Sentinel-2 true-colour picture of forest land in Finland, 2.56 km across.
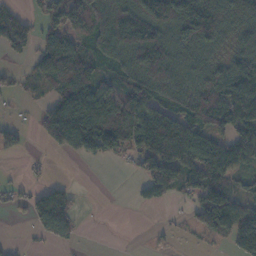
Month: November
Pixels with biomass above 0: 64%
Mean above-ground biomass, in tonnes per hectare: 83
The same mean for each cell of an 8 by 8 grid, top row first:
62 61 91 121 147 159 151 130
53 81 69 105 189 124 98 83
21 72 137 64 133 131 101 145
6 73 184 136 123 110 128 140
38 51 115 96 111 203 147 106
3 11 0 0 74 109 137 63
21 107 22 0 21 10 100 114
4 44 18 0 1 6 20 126
